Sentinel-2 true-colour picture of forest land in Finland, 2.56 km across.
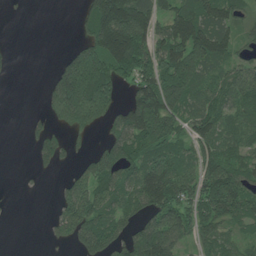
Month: June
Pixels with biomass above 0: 66%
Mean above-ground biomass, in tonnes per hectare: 85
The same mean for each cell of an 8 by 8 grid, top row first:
2 0 37 235 140 111 119 45
3 0 71 202 132 128 144 44
2 34 258 153 119 180 80 93
0 45 185 85 153 108 89 69
0 78 14 86 120 95 85 69
1 11 59 121 126 110 125 104
1 5 136 91 74 105 116 102
0 15 105 98 122 89 71 59
